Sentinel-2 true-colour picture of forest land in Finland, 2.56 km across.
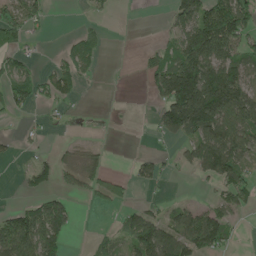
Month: May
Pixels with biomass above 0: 48%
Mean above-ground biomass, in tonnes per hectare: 61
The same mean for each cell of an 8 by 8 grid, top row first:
73 28 4 6 0 68 123 130
57 3 51 1 14 80 161 86
89 46 35 1 29 217 192 109
29 18 4 1 1 189 214 135
13 10 15 4 1 30 150 109
11 47 65 32 37 10 56 67
43 103 8 27 42 37 47 43
144 133 0 35 129 113 121 11
